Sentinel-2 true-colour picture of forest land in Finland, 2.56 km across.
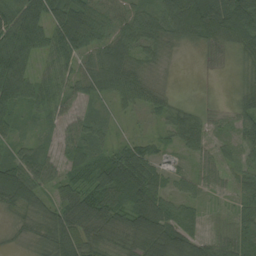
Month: August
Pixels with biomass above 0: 90%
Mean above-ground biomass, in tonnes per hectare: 49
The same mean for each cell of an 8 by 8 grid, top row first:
87 71 87 49 51 92 94 90
87 59 67 60 43 25 34 40
93 55 46 60 39 6 5 15
40 47 31 22 28 47 19 34
29 18 57 25 32 31 33 36
91 50 43 73 68 24 40 32
47 44 79 66 73 50 17 33
16 56 61 44 59 64 40 56
